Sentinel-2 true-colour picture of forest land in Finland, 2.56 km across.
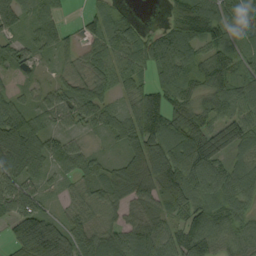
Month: September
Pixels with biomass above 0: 89%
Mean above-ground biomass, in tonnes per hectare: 80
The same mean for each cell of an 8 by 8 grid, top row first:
74 63 25 65 5 62 122 93
54 51 43 84 102 130 82 76
14 25 48 63 46 106 103 68
93 65 78 66 124 71 77 80
156 81 36 35 121 107 119 88
93 42 72 84 121 111 109 81
105 40 47 51 61 56 100 84
83 166 87 93 101 87 132 88
